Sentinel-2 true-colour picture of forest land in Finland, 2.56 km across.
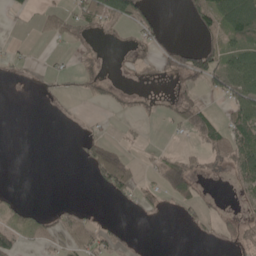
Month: May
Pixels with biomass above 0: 35%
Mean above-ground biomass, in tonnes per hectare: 21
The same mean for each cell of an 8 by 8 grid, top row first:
5 25 32 70 32 0 59 123
5 3 12 4 15 17 30 60
4 9 21 10 4 14 37 71
0 4 4 6 14 34 27 54
0 0 14 22 6 3 39 60
0 0 0 68 9 58 17 37
12 6 14 1 12 11 11 6
25 18 31 20 1 0 7 18
